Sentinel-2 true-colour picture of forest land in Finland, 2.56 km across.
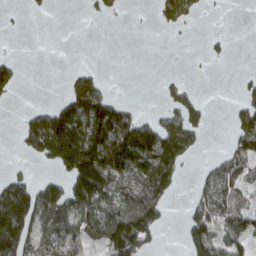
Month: April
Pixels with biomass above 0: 44%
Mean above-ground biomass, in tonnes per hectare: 63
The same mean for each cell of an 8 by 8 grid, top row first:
1 2 1 10 0 73 3 0
0 0 0 0 0 0 6 0
37 0 51 3 0 11 0 11
5 87 158 122 13 56 21 56
13 206 247 185 186 128 4 78
28 26 178 135 104 63 40 78
170 127 111 91 154 3 71 85
196 83 63 127 113 3 123 72
